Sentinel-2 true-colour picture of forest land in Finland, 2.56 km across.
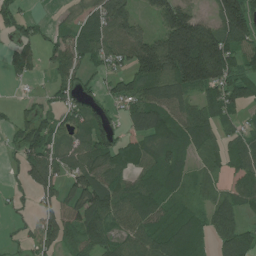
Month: July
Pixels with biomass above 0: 76%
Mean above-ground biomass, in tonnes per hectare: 76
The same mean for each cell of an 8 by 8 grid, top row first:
49 10 44 126 35 181 50 175
58 38 94 79 119 268 224 99
21 20 44 51 104 147 163 108
25 33 62 27 106 79 73 53
37 73 69 71 70 77 61 67
15 86 88 92 64 61 31 59
10 57 97 100 86 52 46 63
10 69 69 73 84 105 53 83
